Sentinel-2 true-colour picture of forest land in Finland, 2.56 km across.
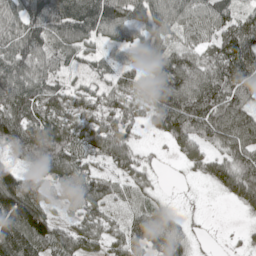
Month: May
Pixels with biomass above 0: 89%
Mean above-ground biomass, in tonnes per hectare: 82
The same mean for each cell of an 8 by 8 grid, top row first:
88 137 149 129 93 92 102 74
87 80 76 35 71 73 70 122
120 75 33 54 72 135 107 113
113 91 69 68 66 168 129 99
103 127 93 108 18 58 70 102
78 75 94 55 39 3 56 109
188 69 73 48 53 21 3 33
159 122 91 60 87 75 5 12
